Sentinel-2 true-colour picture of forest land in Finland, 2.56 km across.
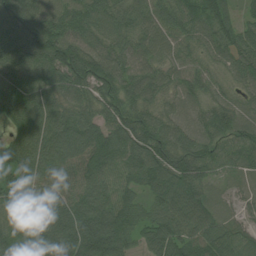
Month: July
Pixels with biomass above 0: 98%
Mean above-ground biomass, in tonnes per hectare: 83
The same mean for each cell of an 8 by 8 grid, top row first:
109 97 98 86 79 71 80 48
116 118 96 84 70 63 52 86
104 96 87 93 93 63 55 52
106 96 66 63 74 44 61 61
89 107 112 101 107 88 68 78
95 89 84 79 91 109 54 42
80 85 92 103 60 88 69 28
85 125 127 109 62 87 76 65
